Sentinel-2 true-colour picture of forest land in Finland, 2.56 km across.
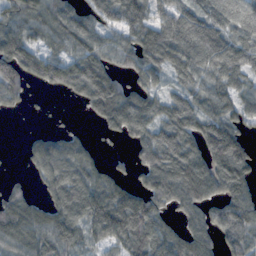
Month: November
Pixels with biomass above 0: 77%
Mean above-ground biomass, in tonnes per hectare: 81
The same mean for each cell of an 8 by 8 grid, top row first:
87 96 61 65 91 95 89 86
138 64 81 69 120 117 112 93
128 77 109 86 67 52 76 67
22 6 12 121 99 96 80 72
2 98 54 10 91 113 62 48
8 88 90 59 71 128 105 73
91 79 101 160 142 57 65 101
72 91 69 80 114 80 69 85
